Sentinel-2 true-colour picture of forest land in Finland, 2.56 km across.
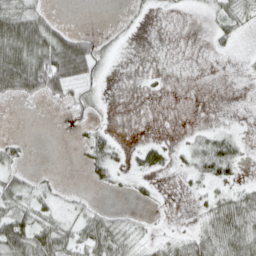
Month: April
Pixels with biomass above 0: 43%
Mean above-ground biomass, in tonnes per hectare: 23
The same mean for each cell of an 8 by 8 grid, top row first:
68 28 0 1 6 2 7 20
90 79 70 13 0 0 3 3
88 84 52 2 3 0 0 1
0 1 25 2 0 0 0 0
16 0 13 26 9 7 41 19
28 9 2 18 13 5 36 13
43 27 20 13 7 1 25 50
63 64 47 69 18 23 51 55
